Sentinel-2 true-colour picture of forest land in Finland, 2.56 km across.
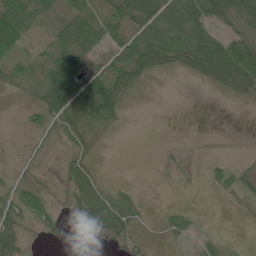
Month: June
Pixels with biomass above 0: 59%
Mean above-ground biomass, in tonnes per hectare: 31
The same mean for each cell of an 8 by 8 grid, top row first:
106 26 61 44 74 58 61 44
40 28 76 55 72 75 74 66
25 53 78 64 27 2 29 54
2 53 53 63 0 0 0 1
2 10 22 1 0 4 2 1
14 4 40 2 0 4 13 20
60 47 34 71 12 13 1 4
47 11 0 20 7 19 14 1
